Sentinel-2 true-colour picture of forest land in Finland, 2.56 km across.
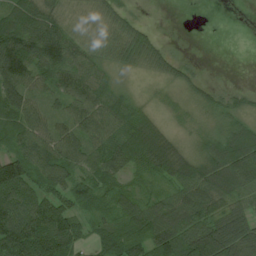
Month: July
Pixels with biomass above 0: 84%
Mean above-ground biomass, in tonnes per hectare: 65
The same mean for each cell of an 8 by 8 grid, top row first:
86 73 20 41 6 0 0 0
126 107 57 39 68 7 0 0
108 69 85 31 8 31 14 1
87 45 69 72 34 21 38 45
60 76 69 84 110 34 59 103
124 132 98 102 45 91 111 138
77 81 53 44 62 78 76 68
104 97 46 57 74 106 169 121
